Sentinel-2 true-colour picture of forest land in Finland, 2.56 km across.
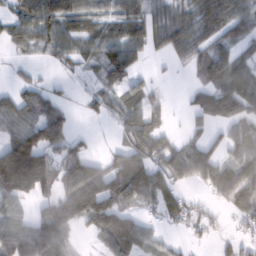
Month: February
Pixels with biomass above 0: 69%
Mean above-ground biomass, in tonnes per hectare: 69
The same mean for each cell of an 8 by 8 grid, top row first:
64 101 76 65 91 64 111 95
31 61 55 69 66 62 78 53
19 19 20 63 28 5 67 69
76 68 14 41 80 4 103 71
132 119 22 24 95 41 74 81
219 107 75 118 78 83 72 82
41 95 156 148 48 61 28 73
102 134 20 91 54 18 17 45
